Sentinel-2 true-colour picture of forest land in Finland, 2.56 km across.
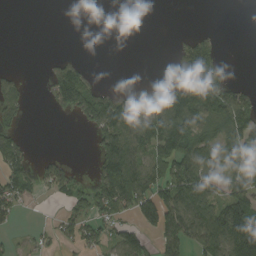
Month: August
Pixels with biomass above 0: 47%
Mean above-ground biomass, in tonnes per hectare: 68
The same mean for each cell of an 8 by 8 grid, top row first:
0 0 0 0 0 0 0 0
0 0 0 0 0 30 101 0
41 63 134 1 11 97 162 16
51 13 115 138 125 155 106 109
61 0 0 165 95 118 73 96
93 70 32 182 114 126 104 75
66 1 60 138 121 145 118 161
15 32 74 63 68 96 123 174
